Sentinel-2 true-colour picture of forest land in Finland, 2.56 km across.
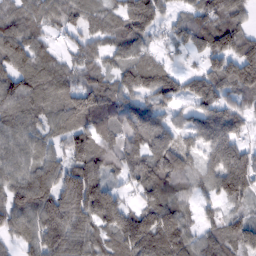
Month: February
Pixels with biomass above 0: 88%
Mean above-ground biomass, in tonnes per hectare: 96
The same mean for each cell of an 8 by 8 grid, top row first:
99 82 84 77 76 41 100 67
126 58 83 76 68 50 108 103
110 121 85 78 100 45 110 118
117 91 147 118 98 46 96 82
94 62 121 110 118 66 111 95
93 100 143 62 111 89 68 164
112 140 141 136 105 112 33 53
60 114 98 92 155 135 80 112
